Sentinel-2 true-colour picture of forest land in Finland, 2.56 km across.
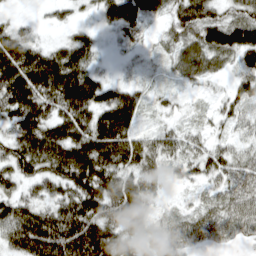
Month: April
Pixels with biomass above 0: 90%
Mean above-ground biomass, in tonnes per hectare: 80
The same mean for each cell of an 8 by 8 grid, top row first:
20 17 25 99 70 68 85 70
134 57 106 10 17 47 95 138
155 163 167 34 21 28 33 49
109 94 147 152 46 25 18 40
91 152 148 158 68 55 36 26
92 89 168 107 94 32 47 59
94 76 119 94 83 17 42 64
105 144 160 119 63 80 53 38
